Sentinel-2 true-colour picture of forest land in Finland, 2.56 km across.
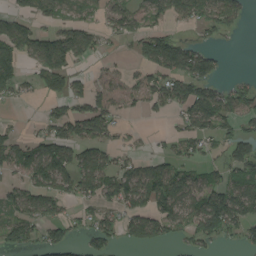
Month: August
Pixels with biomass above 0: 57%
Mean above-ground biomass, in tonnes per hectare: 65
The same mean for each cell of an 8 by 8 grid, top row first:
58 60 40 66 68 64 76 55
92 113 92 13 68 95 38 1
70 58 34 51 54 111 91 20
3 27 69 66 28 45 107 81
62 90 73 41 9 41 41 86
47 116 105 93 102 98 58 79
64 73 35 47 84 104 153 125
68 61 31 47 73 37 56 33
